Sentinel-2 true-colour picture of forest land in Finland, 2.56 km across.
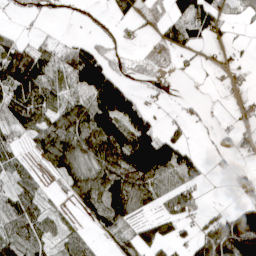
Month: April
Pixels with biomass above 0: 59%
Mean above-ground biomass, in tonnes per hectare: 65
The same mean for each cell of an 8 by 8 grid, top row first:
15 11 4 28 11 66 91 13
92 39 61 19 3 35 13 8
154 85 118 141 11 4 2 6
86 95 98 214 81 9 7 7
30 107 129 154 163 101 9 39
46 27 124 147 149 95 22 31
94 36 60 149 59 45 15 62
88 50 48 36 63 44 86 208
